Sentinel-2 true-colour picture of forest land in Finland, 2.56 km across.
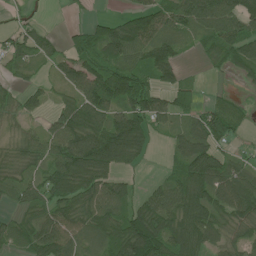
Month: June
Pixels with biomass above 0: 76%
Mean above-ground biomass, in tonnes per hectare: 68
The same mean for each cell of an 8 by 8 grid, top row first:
14 3 6 31 85 79 105 100
53 44 64 116 88 50 48 69
27 23 100 112 66 64 5 23
40 30 103 76 119 52 68 34
35 70 139 136 54 43 90 16
53 65 105 64 9 54 112 74
41 67 86 90 70 101 99 91
57 102 64 88 133 105 76 53
